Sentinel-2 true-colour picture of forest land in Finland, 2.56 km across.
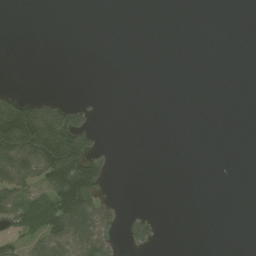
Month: August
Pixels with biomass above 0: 21%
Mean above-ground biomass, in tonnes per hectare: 34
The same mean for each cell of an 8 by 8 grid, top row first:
0 0 0 0 0 0 0 0
0 0 0 0 0 0 0 0
0 0 0 0 0 0 0 0
169 87 56 0 0 0 0 0
227 274 140 3 0 0 0 0
139 143 206 10 0 0 0 0
115 121 147 29 3 0 0 0
59 83 80 30 37 0 0 0
